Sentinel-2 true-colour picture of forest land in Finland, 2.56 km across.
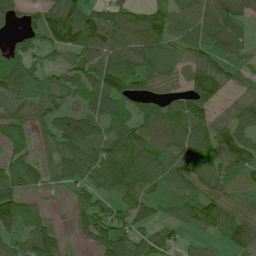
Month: July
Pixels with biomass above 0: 86%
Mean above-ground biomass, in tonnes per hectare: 76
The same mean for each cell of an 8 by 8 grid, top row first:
43 108 111 88 80 68 107 77
53 71 106 107 98 61 86 62
95 58 94 129 81 43 144 47
70 93 86 98 47 71 77 80
33 48 105 94 79 79 93 107
60 44 66 84 82 75 81 63
89 11 59 59 79 66 107 57
54 79 28 122 58 37 34 100
